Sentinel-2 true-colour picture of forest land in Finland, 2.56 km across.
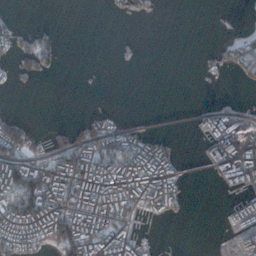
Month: December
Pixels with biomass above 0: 38%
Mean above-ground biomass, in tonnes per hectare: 42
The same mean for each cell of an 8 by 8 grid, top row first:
8 0 0 6 14 0 4 1
40 49 0 1 2 0 10 33
15 6 0 0 0 0 8 14
4 0 4 20 1 2 50 38
109 27 70 69 71 16 59 128
111 101 122 121 117 55 11 118
101 126 96 111 65 27 0 54
107 72 120 115 23 1 0 39
